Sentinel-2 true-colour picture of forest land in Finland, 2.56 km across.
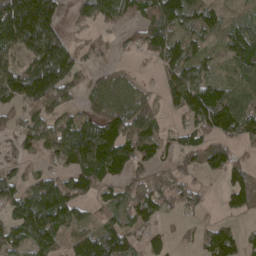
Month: April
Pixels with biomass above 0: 75%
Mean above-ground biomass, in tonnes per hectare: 90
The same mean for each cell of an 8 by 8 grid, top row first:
188 144 59 95 94 116 69 36
93 206 51 28 55 78 39 112
140 218 74 62 19 92 87 131
60 107 68 101 131 39 156 153
59 119 196 182 154 57 94 57
59 61 114 90 69 43 39 74
104 165 66 77 111 38 22 69
79 93 73 99 44 12 70 59
